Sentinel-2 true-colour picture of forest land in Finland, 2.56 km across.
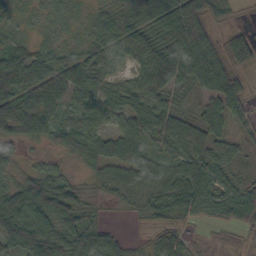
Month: October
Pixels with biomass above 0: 91%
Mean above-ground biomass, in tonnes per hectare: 48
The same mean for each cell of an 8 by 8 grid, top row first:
17 17 15 43 70 110 61 10
33 26 29 32 68 103 66 55
68 53 57 30 45 61 52 37
72 47 54 52 56 37 39 34
38 27 50 62 47 48 52 31
27 50 15 44 56 48 60 24
90 87 53 7 30 47 58 86
84 92 70 33 13 35 21 19
